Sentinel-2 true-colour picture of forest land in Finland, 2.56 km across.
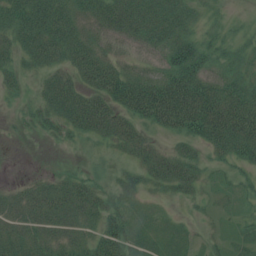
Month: July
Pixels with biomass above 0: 78%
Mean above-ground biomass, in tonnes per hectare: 35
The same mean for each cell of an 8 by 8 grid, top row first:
53 74 42 50 50 41 15 6
33 61 53 22 24 55 32 25
20 28 39 57 44 64 43 42
7 37 63 48 56 80 79 77
1 6 11 27 30 18 42 63
1 12 23 14 30 50 16 22
34 50 46 41 14 6 11 14
39 35 35 64 26 23 13 18
